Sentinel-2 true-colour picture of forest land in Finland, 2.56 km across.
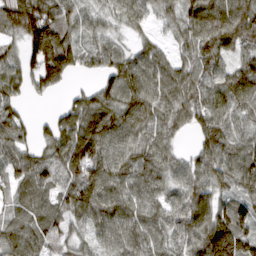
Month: March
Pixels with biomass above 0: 90%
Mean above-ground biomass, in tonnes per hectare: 88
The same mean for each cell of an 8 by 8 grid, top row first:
142 133 64 53 55 68 138 125
45 195 68 49 50 47 105 80
86 124 20 77 106 96 92 117
61 10 86 100 106 95 87 74
83 60 126 99 90 39 86 80
76 84 93 104 100 73 90 100
62 71 97 104 91 82 112 88
98 84 46 85 97 77 161 153
